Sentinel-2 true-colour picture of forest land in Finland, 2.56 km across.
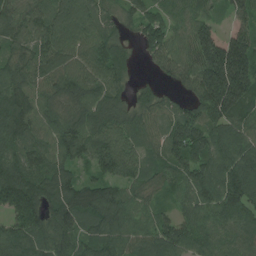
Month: July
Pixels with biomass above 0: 94%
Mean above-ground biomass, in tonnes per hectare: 120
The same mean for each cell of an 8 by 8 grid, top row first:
103 129 194 55 90 81 67 88
87 142 146 118 67 93 169 174
119 103 124 115 15 57 200 226
189 106 120 142 100 93 149 140
133 104 161 128 97 146 154 121
182 136 61 110 92 119 139 148
160 116 146 133 83 64 111 126
128 111 87 102 99 150 104 105
